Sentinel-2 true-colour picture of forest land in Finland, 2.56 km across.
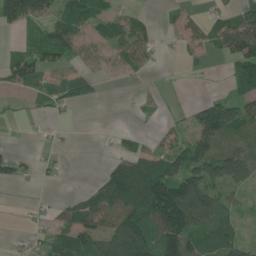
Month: June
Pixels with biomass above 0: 58%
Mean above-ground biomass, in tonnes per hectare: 56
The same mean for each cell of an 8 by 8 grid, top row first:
136 79 85 41 25 29 35 68
21 78 56 63 62 13 43 119
61 49 50 21 10 1 4 65
10 22 4 0 15 10 83 85
3 12 0 8 27 56 102 87
41 10 0 70 124 101 118 96
1 16 65 95 133 211 137 25
7 35 76 115 128 139 64 58
